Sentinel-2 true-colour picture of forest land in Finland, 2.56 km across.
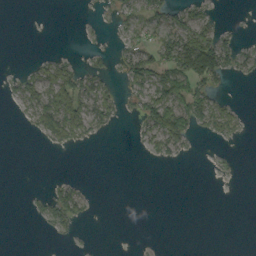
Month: September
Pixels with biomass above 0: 28%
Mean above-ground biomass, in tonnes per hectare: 16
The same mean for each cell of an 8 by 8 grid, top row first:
0 0 1 13 23 23 18 0
0 1 2 8 34 61 82 22
15 49 41 12 47 61 49 6
8 59 59 22 36 68 45 13
0 14 13 0 12 31 3 3
0 2 2 0 0 0 2 1
0 22 25 0 0 0 0 0
0 3 3 0 0 0 0 0
